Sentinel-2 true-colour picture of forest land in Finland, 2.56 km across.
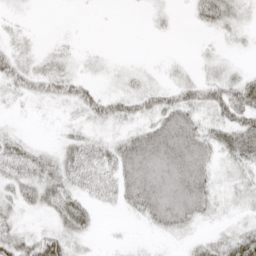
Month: April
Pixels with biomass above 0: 68%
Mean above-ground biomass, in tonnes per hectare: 23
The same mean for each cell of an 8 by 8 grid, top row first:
6 0 0 0 3 4 29 17
16 6 5 1 0 0 5 7
29 35 22 9 13 15 24 25
4 4 19 32 27 46 27 46
23 7 29 24 56 65 37 46
29 35 29 28 66 67 35 14
20 24 30 9 43 64 26 8
39 57 15 2 3 8 18 37
